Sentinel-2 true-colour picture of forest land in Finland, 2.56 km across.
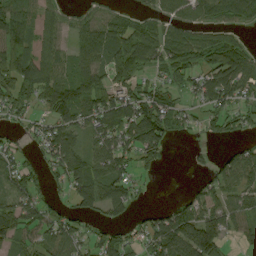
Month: August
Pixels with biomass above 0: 73%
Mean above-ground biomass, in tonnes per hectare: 70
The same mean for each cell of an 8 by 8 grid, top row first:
96 57 41 55 48 69 63 69
106 69 59 100 106 98 98 58
111 107 85 78 53 55 86 102
47 65 88 114 129 74 53 52
31 79 59 98 113 12 23 28
75 43 89 89 21 0 45 92
74 49 54 67 20 47 86 72
65 66 58 76 56 120 121 36
